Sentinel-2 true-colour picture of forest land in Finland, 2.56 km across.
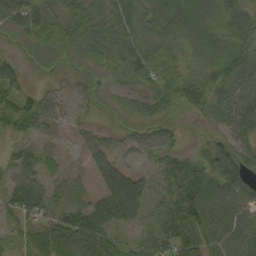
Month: September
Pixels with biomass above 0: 93%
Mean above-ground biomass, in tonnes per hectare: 47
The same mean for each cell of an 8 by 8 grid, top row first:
48 55 59 59 50 78 81 77
11 39 43 59 57 44 77 71
49 16 24 27 43 66 74 69
60 38 22 25 47 34 49 61
21 22 23 32 40 31 24 42
39 31 23 62 28 55 63 57
47 38 30 86 40 65 83 50
20 59 53 35 31 62 70 61
